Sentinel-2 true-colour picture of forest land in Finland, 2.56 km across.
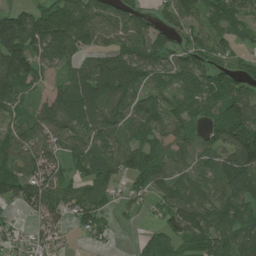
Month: July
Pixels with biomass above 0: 83%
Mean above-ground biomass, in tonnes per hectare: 77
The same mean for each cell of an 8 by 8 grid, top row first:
89 99 116 76 54 80 70 59
157 140 75 60 83 59 76 40
145 38 96 129 66 63 67 68
65 66 121 77 88 65 49 98
89 73 72 78 59 90 69 153
77 75 47 59 92 80 81 138
33 104 75 33 22 102 99 88
31 40 10 13 28 69 90 95
